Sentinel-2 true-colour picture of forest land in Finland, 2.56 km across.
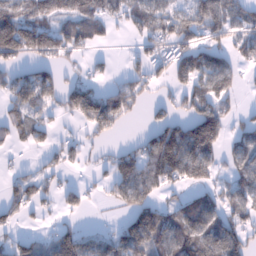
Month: January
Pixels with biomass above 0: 61%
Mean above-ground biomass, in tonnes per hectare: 68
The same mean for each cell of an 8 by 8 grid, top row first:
123 80 88 62 77 70 96 73
141 91 57 10 42 83 78 62
67 60 34 26 61 56 98 43
55 39 90 141 22 38 104 26
29 31 33 23 50 159 144 54
27 41 12 64 98 89 57 71
51 22 39 23 94 65 100 73
43 52 98 75 139 101 106 80
